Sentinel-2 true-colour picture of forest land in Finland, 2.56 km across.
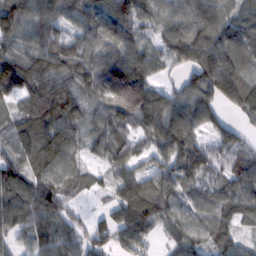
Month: February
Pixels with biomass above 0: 91%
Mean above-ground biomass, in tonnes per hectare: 85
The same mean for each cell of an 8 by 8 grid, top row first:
124 80 67 94 84 94 103 69
80 93 77 94 79 104 123 102
171 112 79 122 106 34 120 108
60 116 83 86 125 120 87 59
82 116 58 95 55 109 65 70
93 99 44 50 80 80 84 92
112 111 19 51 113 81 71 64
58 108 67 66 65 61 59 39
